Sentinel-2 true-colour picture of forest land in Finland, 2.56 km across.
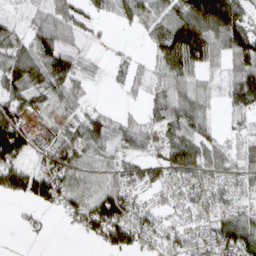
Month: March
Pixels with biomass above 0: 77%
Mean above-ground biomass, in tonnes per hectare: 57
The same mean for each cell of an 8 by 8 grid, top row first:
18 55 54 46 54 83 163 105
59 81 44 9 11 125 110 115
77 85 48 8 31 70 31 98
70 26 25 25 25 78 32 48
125 36 55 44 63 71 58 26
90 96 63 41 57 54 51 58
5 38 83 121 44 30 41 46
1 5 10 66 42 53 53 117
